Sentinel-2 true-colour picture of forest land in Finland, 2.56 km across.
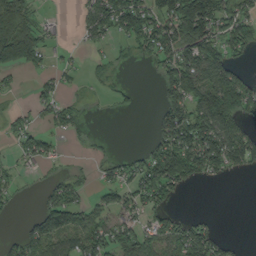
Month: September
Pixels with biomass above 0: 53%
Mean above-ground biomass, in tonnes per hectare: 68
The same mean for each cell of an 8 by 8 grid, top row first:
147 11 38 130 109 149 162 106
178 40 16 22 68 127 123 73
16 29 15 40 0 135 126 86
24 35 29 10 4 107 188 148
30 49 11 7 16 140 169 132
27 17 27 42 90 127 69 15
10 62 69 42 59 27 0 0
44 92 75 98 80 98 105 11
